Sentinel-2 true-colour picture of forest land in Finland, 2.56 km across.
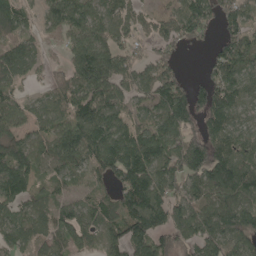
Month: May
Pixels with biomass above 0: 83%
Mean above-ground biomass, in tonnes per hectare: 98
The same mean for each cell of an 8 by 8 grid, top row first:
97 58 95 87 54 85 111 106
104 25 94 95 40 54 24 124
74 45 122 140 92 96 78 106
86 71 108 111 68 162 135 75
94 99 129 126 131 117 130 85
140 56 56 96 125 122 159 143
77 71 78 97 128 125 116 138
94 86 77 77 132 98 119 108
